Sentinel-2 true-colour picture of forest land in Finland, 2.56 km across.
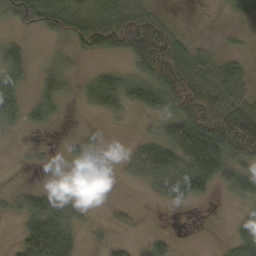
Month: October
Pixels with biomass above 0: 60%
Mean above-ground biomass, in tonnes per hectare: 42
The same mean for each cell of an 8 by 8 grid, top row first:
62 97 88 73 54 4 0 25
36 7 31 49 88 59 14 10
51 36 26 49 66 88 67 48
48 40 10 38 44 65 75 86
5 3 21 1 41 94 134 100
1 1 0 1 54 87 92 70
28 60 23 10 4 17 3 18
22 133 26 17 9 8 0 59
